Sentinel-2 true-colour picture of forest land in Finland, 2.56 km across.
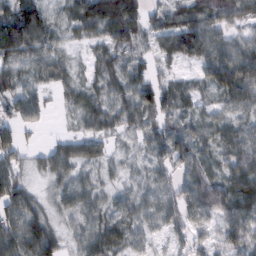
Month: February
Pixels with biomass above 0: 90%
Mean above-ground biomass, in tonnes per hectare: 52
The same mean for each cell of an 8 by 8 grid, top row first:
126 50 81 117 58 55 66 57
86 41 17 36 26 77 80 53
47 27 23 51 47 38 49 91
47 20 27 45 60 45 34 43
62 20 47 17 39 71 35 72
54 38 32 17 26 43 55 85
85 31 55 38 39 57 81 78
93 82 40 61 32 26 38 60
